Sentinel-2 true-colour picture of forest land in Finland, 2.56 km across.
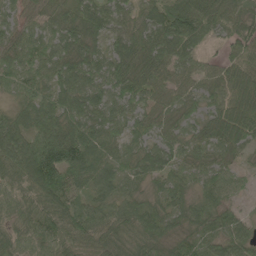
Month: June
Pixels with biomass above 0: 96%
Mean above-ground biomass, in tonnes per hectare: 72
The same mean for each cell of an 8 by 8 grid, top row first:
45 57 94 71 62 110 91 71
69 60 76 51 88 109 39 77
58 59 71 81 81 62 57 88
63 74 82 71 61 53 53 99
107 130 112 55 64 56 60 64
89 152 72 68 60 55 54 30
65 82 64 58 72 56 69 30
73 94 79 78 96 55 76 78
